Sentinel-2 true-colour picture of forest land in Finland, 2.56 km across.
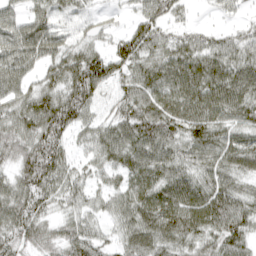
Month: April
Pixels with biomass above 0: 88%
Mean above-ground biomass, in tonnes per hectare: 66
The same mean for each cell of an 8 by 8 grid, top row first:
50 63 35 18 53 36 6 16
84 74 52 51 77 62 56 60
69 46 107 66 71 80 88 76
61 95 87 38 77 81 82 70
83 102 30 75 90 71 84 69
59 90 43 43 77 74 68 65
78 46 48 49 85 95 98 73
72 59 87 37 78 77 61 67
